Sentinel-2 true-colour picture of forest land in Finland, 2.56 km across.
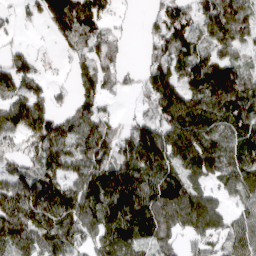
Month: April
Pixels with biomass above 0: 82%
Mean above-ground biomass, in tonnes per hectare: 104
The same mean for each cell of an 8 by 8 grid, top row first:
36 101 144 51 22 120 105 111
32 12 74 85 36 101 67 71
101 39 86 68 80 116 134 119
116 103 87 44 56 184 158 139
86 136 117 129 192 188 155 75
91 130 117 177 129 88 100 114
135 147 162 138 124 125 110 65
152 131 116 115 80 65 82 98
